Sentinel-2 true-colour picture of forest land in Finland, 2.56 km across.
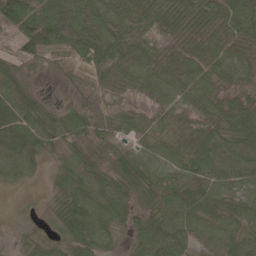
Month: May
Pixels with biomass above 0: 92%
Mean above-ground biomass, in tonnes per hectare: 51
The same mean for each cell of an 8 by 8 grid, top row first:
95 80 76 63 88 56 54 71
34 74 80 99 68 40 51 52
40 11 21 68 57 46 52 31
63 36 42 37 32 42 55 77
66 36 46 31 27 44 63 55
39 15 58 58 56 47 56 54
10 15 66 60 40 58 55 48
17 31 66 30 57 52 36 48
